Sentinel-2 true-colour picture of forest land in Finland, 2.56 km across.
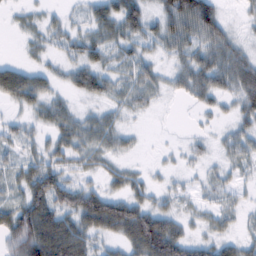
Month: February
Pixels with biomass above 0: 75%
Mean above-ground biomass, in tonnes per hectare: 36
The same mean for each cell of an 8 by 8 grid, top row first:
9 14 12 52 46 71 80 11
3 16 39 31 25 43 50 28
67 26 42 30 32 27 50 55
13 34 16 20 13 1 18 31
26 31 39 29 3 4 12 38
35 74 22 26 16 10 15 14
51 80 84 85 54 21 18 16
58 114 74 33 111 80 34 28
